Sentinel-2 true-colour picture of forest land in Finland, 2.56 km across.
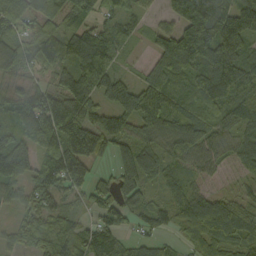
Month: September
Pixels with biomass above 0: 89%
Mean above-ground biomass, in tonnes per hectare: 95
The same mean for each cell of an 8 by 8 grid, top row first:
105 94 82 64 38 110 199 153
106 146 142 103 22 196 200 137
56 50 149 99 65 89 116 114
87 157 101 94 133 84 86 85
114 105 60 81 84 98 80 86
109 113 113 63 102 52 59 50
51 83 46 107 86 98 113 73
45 106 85 76 51 34 99 90
